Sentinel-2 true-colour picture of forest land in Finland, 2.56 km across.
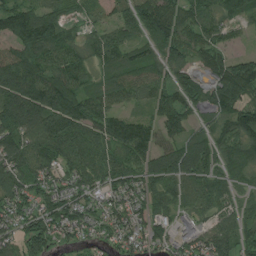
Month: July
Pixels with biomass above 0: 88%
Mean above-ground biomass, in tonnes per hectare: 87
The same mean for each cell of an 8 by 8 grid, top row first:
126 97 45 38 105 91 67 87
74 117 62 89 62 93 73 16
150 119 84 82 86 63 70 152
148 149 111 77 44 104 47 94
115 114 109 94 97 79 92 91
110 82 92 94 101 108 101 60
81 86 84 67 76 73 67 64
85 116 58 54 81 78 82 75
